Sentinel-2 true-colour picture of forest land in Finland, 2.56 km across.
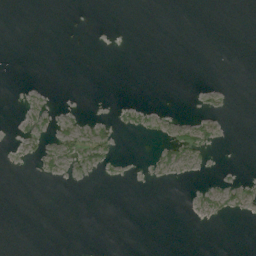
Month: August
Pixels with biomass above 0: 10%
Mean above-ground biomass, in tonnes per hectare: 3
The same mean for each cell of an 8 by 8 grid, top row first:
0 0 0 0 0 0 0 0
0 0 0 0 0 0 0 0
0 0 0 0 0 0 0 0
4 9 4 1 5 1 3 0
2 17 41 20 0 19 12 0
0 10 10 3 1 4 1 2
0 0 0 0 0 0 7 9
0 0 0 1 0 0 0 0
